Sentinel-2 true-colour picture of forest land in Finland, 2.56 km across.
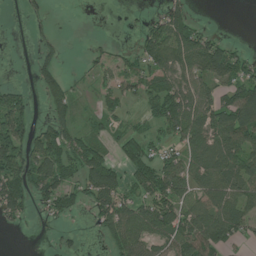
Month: July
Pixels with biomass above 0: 57%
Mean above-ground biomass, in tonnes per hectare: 54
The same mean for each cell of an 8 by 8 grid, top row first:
1 9 1 3 12 74 1 0
0 21 2 30 53 93 81 16
1 67 11 84 57 62 62 72
85 38 22 29 32 105 85 130
98 89 71 29 74 58 95 103
93 92 66 71 74 86 83 84
67 48 29 71 64 83 79 76
1 4 11 54 66 63 109 42
